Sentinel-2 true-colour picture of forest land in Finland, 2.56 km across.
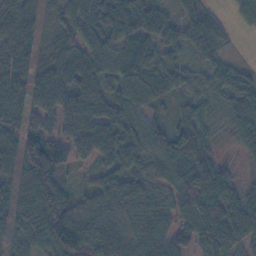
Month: November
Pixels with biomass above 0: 91%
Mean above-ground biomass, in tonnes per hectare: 69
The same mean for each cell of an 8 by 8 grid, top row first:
76 32 79 92 77 30 46 24
64 37 65 66 64 40 46 3
69 92 106 71 88 50 41 55
93 83 114 73 66 38 45 66
65 88 83 107 90 81 46 44
49 103 13 68 68 79 137 26
49 114 66 68 63 66 115 91
29 79 117 112 73 69 98 78
